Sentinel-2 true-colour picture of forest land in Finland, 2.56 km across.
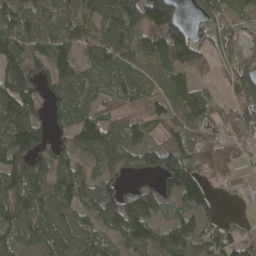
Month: April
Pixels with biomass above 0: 85%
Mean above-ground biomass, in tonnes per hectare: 91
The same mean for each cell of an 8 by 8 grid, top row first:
106 65 105 117 165 130 74 61
110 117 89 123 116 126 52 48
82 73 75 65 69 71 25 86
144 47 67 59 76 87 82 79
139 59 92 108 103 118 107 68
118 89 87 58 49 159 66 25
121 124 95 119 129 58 62 8
92 123 121 85 138 121 98 76
